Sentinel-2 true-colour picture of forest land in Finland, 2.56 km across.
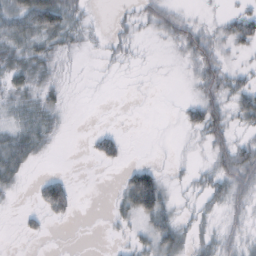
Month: October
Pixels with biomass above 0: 50%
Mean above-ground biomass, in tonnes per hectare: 19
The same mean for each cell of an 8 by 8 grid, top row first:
46 72 20 5 19 21 4 30
38 28 10 13 3 14 33 19
30 22 1 1 1 0 38 18
24 26 0 0 0 4 51 33
45 15 0 23 0 2 25 23
25 16 0 1 52 5 22 43
3 39 2 10 60 15 18 20
1 2 0 3 20 38 19 20
